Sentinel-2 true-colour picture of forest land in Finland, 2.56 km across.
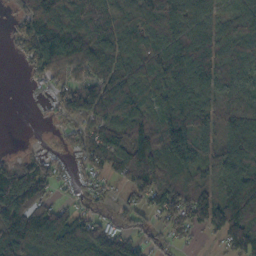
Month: October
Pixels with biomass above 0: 83%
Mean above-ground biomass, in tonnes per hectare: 90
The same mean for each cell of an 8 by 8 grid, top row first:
42 152 88 95 98 117 78 98
37 163 148 101 80 118 131 101
0 54 66 141 87 114 92 64
0 18 97 137 92 138 97 100
4 14 54 116 143 142 77 143
109 80 37 62 126 91 53 119
126 100 42 23 67 112 137 160
91 121 134 109 46 31 16 127
